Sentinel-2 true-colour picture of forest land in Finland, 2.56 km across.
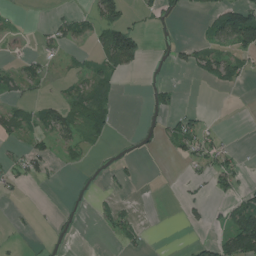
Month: July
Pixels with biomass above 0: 27%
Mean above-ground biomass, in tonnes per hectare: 23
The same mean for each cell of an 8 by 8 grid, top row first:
6 9 26 61 14 20 29 105
4 16 17 120 38 15 30 56
32 20 18 26 3 5 45 33
35 34 60 32 4 20 5 0
14 23 47 8 5 30 29 2
23 19 1 12 2 1 20 27
3 1 1 20 0 2 21 58
3 3 1 10 17 0 20 137
